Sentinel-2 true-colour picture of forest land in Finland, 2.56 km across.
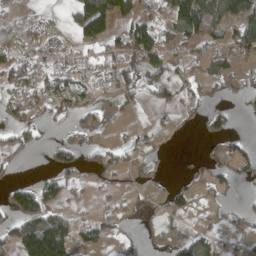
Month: April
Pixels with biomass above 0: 43%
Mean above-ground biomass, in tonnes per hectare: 45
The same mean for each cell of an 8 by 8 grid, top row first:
30 13 98 121 69 116 83 104
63 45 35 45 142 46 48 84
60 68 55 67 67 57 38 25
36 31 49 9 7 27 40 12
37 19 29 22 18 1 8 26
5 36 24 24 18 13 36 31
82 92 8 22 7 41 10 17
83 251 47 25 5 25 38 17
